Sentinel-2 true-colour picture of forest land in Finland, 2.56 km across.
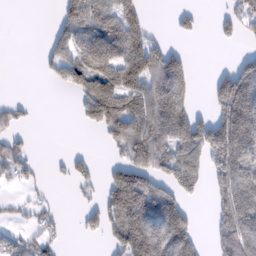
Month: February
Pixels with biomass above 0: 50%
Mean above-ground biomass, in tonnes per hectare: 89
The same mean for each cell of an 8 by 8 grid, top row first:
0 2 136 96 67 29 3 84
0 38 134 164 158 40 0 17
0 23 110 182 162 180 27 198
35 0 40 192 149 180 46 241
37 0 0 56 162 149 189 232
40 9 41 71 114 126 82 131
13 22 27 135 226 138 14 148
44 40 6 65 243 182 29 162
